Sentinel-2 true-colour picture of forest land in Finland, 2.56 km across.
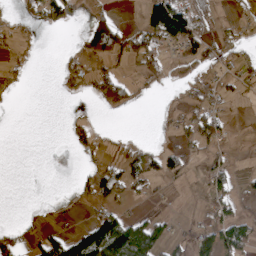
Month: April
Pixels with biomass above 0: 34%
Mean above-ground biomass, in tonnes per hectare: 28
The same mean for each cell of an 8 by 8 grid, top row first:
9 45 10 24 59 165 26 12
9 0 17 63 59 29 40 18
13 0 38 53 24 8 12 23
2 0 5 14 0 12 42 1
0 0 25 10 13 25 33 1
0 0 15 47 45 29 52 18
0 6 9 29 5 2 35 20
26 46 81 121 115 25 62 64
